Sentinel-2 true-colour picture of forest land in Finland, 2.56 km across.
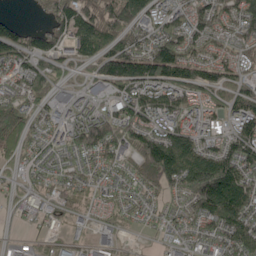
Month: May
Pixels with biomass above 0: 85%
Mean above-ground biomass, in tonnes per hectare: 88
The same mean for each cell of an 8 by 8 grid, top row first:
15 62 146 128 96 98 99 119
119 103 69 93 94 133 86 80
78 78 31 119 146 119 86 74
104 46 82 87 134 103 73 109
78 57 111 125 145 144 77 134
33 54 63 60 111 158 222 159
34 51 38 47 52 48 154 161
6 26 15 27 7 37 75 148
